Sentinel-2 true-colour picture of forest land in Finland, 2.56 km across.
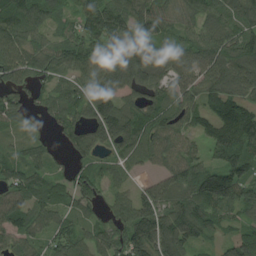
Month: August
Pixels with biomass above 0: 88%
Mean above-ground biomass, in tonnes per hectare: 81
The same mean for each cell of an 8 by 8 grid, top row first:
111 85 96 133 92 59 80 88
93 73 98 94 113 70 86 95
79 52 67 98 85 66 80 104
65 46 75 114 72 73 66 125
23 28 74 80 86 67 89 165
73 53 63 47 24 84 115 110
87 71 59 57 95 86 105 88
60 55 66 82 128 94 31 109
